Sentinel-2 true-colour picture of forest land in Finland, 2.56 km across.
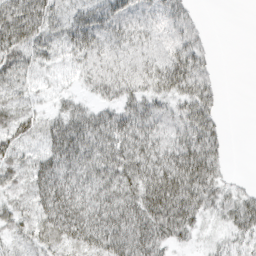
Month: March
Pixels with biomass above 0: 82%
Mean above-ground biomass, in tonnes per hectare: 42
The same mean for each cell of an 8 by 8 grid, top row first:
66 50 36 45 28 40 2 0
67 41 49 35 30 47 15 0
44 17 23 58 54 64 31 0
35 20 40 37 51 40 48 0
36 40 70 63 55 46 57 0
33 63 53 60 64 71 56 2
35 63 70 72 68 80 34 42
23 54 58 70 69 34 10 25
